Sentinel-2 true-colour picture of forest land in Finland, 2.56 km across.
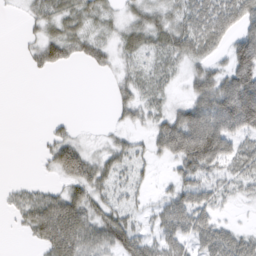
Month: March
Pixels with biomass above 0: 67%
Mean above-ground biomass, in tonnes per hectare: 42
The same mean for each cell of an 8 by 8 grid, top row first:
2 40 43 21 39 39 67 82
2 50 36 27 37 52 52 84
0 3 0 13 35 19 68 112
0 1 0 11 34 47 97 155
0 30 38 25 20 94 132 52
1 12 82 42 16 37 44 45
28 70 70 41 16 67 51 8
2 62 80 73 46 53 53 44
